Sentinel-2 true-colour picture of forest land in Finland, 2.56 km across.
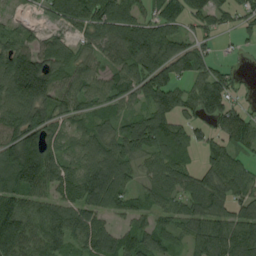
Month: August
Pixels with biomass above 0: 84%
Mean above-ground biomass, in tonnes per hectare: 91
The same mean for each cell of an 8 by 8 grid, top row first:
34 45 104 114 68 61 86 52
105 75 53 76 145 105 44 20
190 159 84 68 130 106 117 26
130 100 72 56 67 87 110 65
141 96 59 99 116 94 56 62
145 144 106 118 55 101 87 89
110 82 91 69 51 58 118 77
160 114 78 93 91 39 136 139
